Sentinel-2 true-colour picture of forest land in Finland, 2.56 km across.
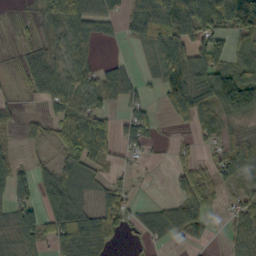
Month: October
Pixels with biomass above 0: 65%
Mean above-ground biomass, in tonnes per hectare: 53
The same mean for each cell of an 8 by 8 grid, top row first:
9 47 90 48 97 157 130 106
16 38 42 4 31 106 96 26
13 73 52 56 20 110 82 97
23 29 62 25 50 62 56 86
19 28 134 51 43 11 22 55
68 39 61 30 5 31 35 53
73 69 53 65 22 62 36 45
36 57 85 32 25 34 29 59
